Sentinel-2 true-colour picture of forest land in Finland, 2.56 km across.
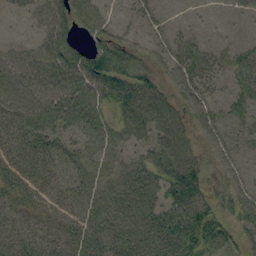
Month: September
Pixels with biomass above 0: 79%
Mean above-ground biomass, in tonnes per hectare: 42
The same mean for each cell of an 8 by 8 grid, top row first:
13 50 62 17 16 2 3 11
24 58 38 54 30 39 26 21
60 61 65 71 50 48 43 34
50 62 68 39 75 47 36 30
32 41 37 40 36 72 27 20
34 33 44 44 59 69 29 22
29 23 38 60 64 58 46 35
33 29 37 61 73 69 69 23
